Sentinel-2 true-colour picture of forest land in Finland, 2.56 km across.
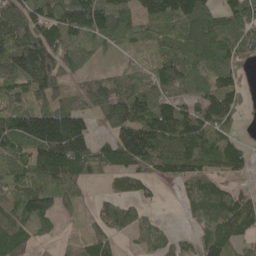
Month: May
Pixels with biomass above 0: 81%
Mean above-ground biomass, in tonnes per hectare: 96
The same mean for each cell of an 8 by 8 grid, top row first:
124 143 175 121 81 122 103 101
183 150 106 35 44 82 146 82
100 125 39 61 97 149 70 59
127 121 85 91 120 131 126 56
113 219 164 112 214 157 131 62
94 106 85 47 55 101 90 35
100 107 27 55 33 10 109 130
87 28 29 51 47 38 86 86
